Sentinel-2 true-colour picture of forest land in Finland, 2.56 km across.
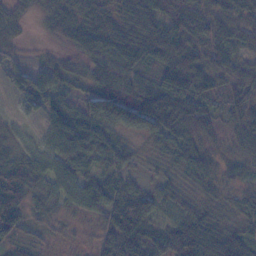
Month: November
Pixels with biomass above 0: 79%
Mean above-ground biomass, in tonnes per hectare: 47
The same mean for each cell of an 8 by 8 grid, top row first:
0 0 0 9 69 50 54 62
1 1 1 6 19 78 67 35
32 43 30 51 43 85 68 58
20 50 58 113 126 126 53 48
30 42 78 54 20 49 28 32
56 60 65 46 17 23 36 26
59 28 41 71 80 26 33 30
42 14 13 87 74 84 109 74
